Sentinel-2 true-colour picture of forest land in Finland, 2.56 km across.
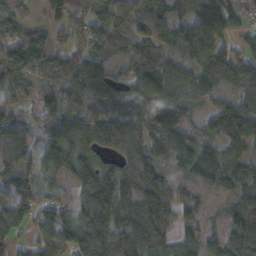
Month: October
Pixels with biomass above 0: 90%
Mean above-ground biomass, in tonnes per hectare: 125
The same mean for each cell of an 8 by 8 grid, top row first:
124 60 103 134 137 106 185 83
171 114 93 121 145 118 152 68
102 105 190 96 153 114 139 174
83 115 162 106 138 112 60 120
107 137 192 137 157 138 72 97
137 89 185 123 162 60 111 103
152 88 141 196 151 115 59 135
67 152 185 163 140 115 87 154
